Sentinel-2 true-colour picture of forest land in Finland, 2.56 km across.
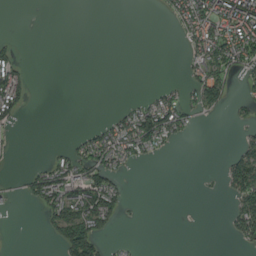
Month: August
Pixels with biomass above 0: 30%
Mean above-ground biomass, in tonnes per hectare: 37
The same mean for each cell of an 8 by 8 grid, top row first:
0 0 0 0 0 55 114 162
23 0 0 0 0 1 120 141
97 0 0 0 0 10 110 27
57 0 0 15 94 90 36 18
7 3 42 95 91 22 0 29
6 88 83 70 0 0 2 108
6 70 112 76 2 0 0 67
0 12 154 18 1 0 0 30
